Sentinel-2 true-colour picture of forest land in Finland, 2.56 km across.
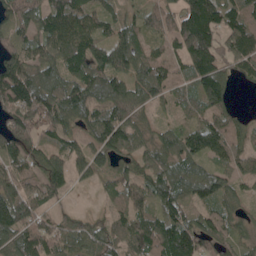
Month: May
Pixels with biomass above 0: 86%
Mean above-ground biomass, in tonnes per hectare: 88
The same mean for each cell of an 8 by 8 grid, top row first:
84 118 104 62 53 86 180 94
88 88 125 139 70 78 151 105
132 80 100 116 105 71 134 41
124 114 91 94 38 37 78 23
99 62 56 123 59 86 125 58
78 103 47 61 75 102 82 68
141 58 12 38 86 97 71 44
94 118 74 71 143 174 82 55
